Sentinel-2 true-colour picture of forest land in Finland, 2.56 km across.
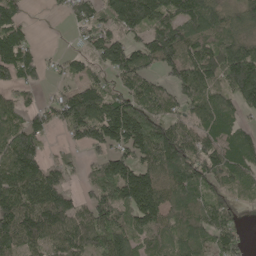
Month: May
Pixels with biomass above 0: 80%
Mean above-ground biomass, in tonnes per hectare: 100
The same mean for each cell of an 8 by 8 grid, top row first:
75 8 63 98 159 128 117 75
145 4 27 123 105 153 94 105
73 24 67 58 88 96 111 176
71 66 163 146 102 53 107 74
159 40 68 121 148 157 104 114
148 103 32 132 134 132 101 83
156 170 76 117 166 106 108 37
129 100 112 106 71 78 83 50
